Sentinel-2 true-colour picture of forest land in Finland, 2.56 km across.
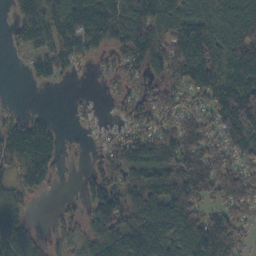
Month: October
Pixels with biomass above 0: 78%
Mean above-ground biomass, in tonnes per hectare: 88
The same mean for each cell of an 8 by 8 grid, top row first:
61 130 162 140 150 114 107 138
32 85 102 54 139 119 136 149
0 34 6 21 49 84 127 151
19 14 20 16 60 64 76 172
104 113 11 56 121 124 84 88
69 76 21 78 114 145 117 88
60 3 37 165 161 142 58 90
91 35 41 135 165 122 153 60
